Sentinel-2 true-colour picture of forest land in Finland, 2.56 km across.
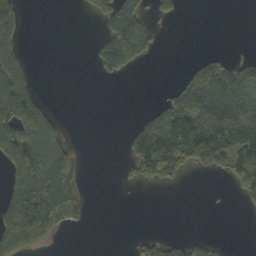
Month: October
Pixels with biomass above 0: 36%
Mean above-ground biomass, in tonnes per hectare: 67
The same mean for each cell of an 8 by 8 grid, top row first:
111 0 4 124 79 22 0 0
87 0 0 141 85 0 3 1
161 0 0 19 0 16 137 107
204 61 0 0 18 118 133 116
225 175 6 0 150 142 183 153
143 252 26 0 67 47 17 107
197 238 68 0 0 0 1 7
159 58 0 0 42 31 32 0
